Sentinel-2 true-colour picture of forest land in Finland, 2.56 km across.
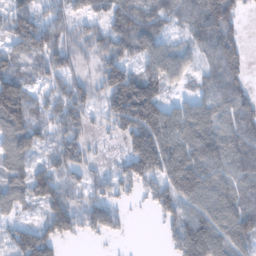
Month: January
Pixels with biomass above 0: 82%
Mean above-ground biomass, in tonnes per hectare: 85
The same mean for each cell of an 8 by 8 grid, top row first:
85 76 56 81 82 61 141 64
80 105 52 90 92 69 83 77
95 68 50 108 134 51 52 72
142 69 96 100 186 77 85 102
96 53 86 15 141 99 98 106
83 103 62 53 98 61 102 95
64 105 85 67 20 111 117 104
100 119 27 20 0 91 159 113
